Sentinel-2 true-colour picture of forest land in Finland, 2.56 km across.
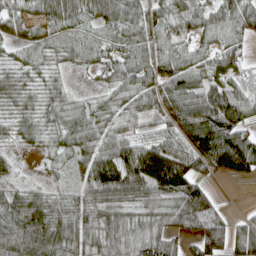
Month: April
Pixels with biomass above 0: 89%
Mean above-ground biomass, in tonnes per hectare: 67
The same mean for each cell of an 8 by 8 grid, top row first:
50 69 60 65 57 67 56 75
37 49 48 45 66 59 43 52
46 36 7 48 65 75 71 57
47 52 47 50 58 98 129 104
29 38 67 82 67 65 101 123
25 16 53 127 160 150 53 69
76 74 73 74 66 88 86 6
83 99 80 86 90 54 100 73
